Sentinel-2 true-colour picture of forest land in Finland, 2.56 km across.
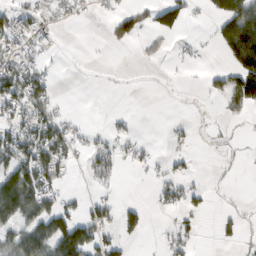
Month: February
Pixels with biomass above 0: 35%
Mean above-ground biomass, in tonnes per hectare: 35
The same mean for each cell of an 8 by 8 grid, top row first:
48 27 13 25 34 68 22 129
39 12 0 7 10 7 6 153
65 39 1 0 0 1 17 104
51 49 3 5 0 0 2 24
88 99 24 27 15 9 4 7
113 74 6 30 6 27 5 3
128 63 26 33 28 31 17 8
73 96 120 39 13 35 0 17
